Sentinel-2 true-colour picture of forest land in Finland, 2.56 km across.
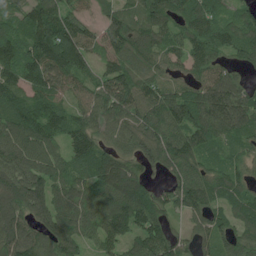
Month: July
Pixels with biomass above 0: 90%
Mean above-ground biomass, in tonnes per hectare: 93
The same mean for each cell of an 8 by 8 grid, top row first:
71 122 72 66 82 76 88 59
103 148 112 83 92 70 102 85
100 115 78 118 82 48 86 61
104 110 65 95 97 110 141 155
106 91 85 58 91 110 89 74
111 97 88 137 56 70 86 74
108 102 109 107 125 67 102 91
111 91 81 90 123 68 65 86
